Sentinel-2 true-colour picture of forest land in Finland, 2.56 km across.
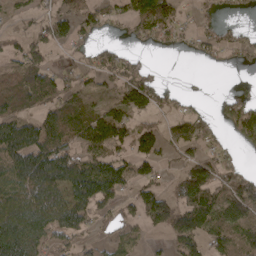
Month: April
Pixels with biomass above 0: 63%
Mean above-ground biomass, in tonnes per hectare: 70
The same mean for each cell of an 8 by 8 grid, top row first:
28 60 78 43 103 50 12 13
38 63 26 40 20 23 32 40
77 69 40 53 84 0 2 6
76 70 77 94 61 35 27 93
146 126 82 99 73 58 49 37
108 160 142 142 50 55 128 74
119 117 118 54 90 109 127 134
138 79 52 40 21 67 81 80
